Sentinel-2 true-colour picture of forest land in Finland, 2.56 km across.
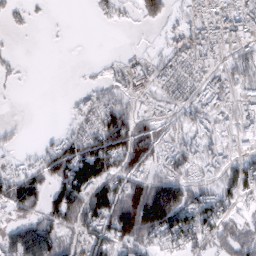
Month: February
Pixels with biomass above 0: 61%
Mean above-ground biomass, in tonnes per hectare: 44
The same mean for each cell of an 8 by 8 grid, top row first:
15 3 0 21 39 19 34 39
6 0 0 0 5 29 37 33
6 0 3 28 35 38 29 42
0 0 21 91 29 36 41 28
17 20 70 121 110 43 36 20
53 61 100 84 66 63 33 61
55 60 98 106 139 115 65 22
62 75 40 73 63 49 45 56
